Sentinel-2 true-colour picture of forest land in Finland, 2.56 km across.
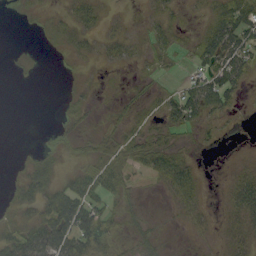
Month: September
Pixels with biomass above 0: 53%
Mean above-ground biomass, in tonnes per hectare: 17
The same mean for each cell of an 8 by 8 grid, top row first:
1 5 20 3 5 9 16 52
0 2 10 14 8 13 47 53
1 0 4 2 7 6 40 32
0 0 9 6 8 34 35 5
0 2 9 22 27 15 5 0
6 25 21 30 10 38 1 15
20 40 65 14 4 8 6 36
47 74 56 15 10 1 3 19
